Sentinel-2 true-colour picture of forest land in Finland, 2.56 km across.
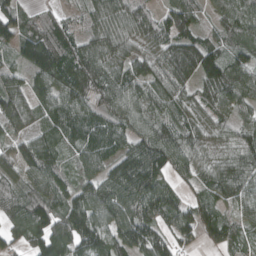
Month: April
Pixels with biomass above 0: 93%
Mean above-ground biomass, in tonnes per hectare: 97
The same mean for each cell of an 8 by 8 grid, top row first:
86 45 42 107 83 115 47 114
72 123 110 107 68 103 95 86
67 113 159 111 94 100 111 117
134 98 104 103 95 81 78 71
70 126 86 94 106 110 68 100
64 96 63 93 130 64 79 112
100 129 130 137 127 84 83 78
66 156 152 122 118 77 55 68
